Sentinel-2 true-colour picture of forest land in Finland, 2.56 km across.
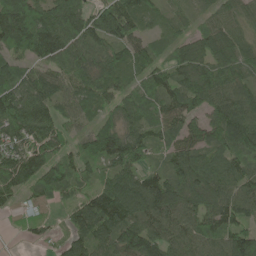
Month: June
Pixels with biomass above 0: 92%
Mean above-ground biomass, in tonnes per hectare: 91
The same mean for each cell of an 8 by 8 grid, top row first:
166 117 142 125 86 46 50 73
108 140 85 77 74 69 89 91
102 91 74 79 86 92 110 74
129 90 62 62 92 100 96 104
83 96 67 129 107 69 97 122
128 118 67 90 98 89 95 90
35 24 79 141 134 103 90 101
3 21 71 100 130 81 78 113
